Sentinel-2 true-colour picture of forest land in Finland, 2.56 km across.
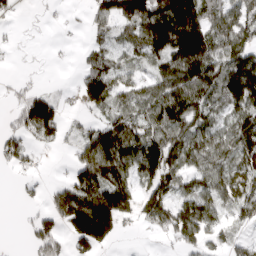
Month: April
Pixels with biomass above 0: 68%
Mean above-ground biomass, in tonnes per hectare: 87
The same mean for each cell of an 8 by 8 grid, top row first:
17 9 9 121 160 239 106 90
10 4 17 80 106 175 154 131
19 3 65 108 62 133 138 180
58 133 33 70 88 137 91 106
71 44 75 145 129 117 106 107
17 6 109 144 89 97 93 85
6 59 186 192 97 111 98 83
0 86 119 65 2 69 64 36
